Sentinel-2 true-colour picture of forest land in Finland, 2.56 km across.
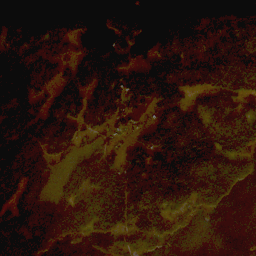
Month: November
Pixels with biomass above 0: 69%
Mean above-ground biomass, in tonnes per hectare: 95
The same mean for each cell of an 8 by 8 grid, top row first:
22 46 35 59 20 44 82 53
82 80 48 83 67 126 104 144
151 50 94 95 122 137 112 122
104 98 75 62 29 108 118 112
147 85 44 48 86 161 160 145
150 104 155 175 177 152 154 100
156 139 168 202 119 56 75 2
122 116 47 66 83 23 0 2
